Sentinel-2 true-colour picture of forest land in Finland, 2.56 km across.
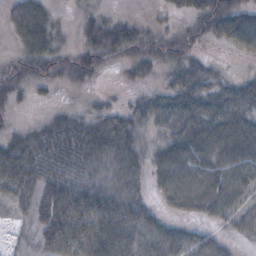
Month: October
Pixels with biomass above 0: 70%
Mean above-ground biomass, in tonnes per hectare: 34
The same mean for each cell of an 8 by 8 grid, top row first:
35 25 12 13 5 13 46 45
14 30 22 34 26 34 9 35
37 24 18 1 13 33 32 26
11 7 11 26 28 52 47 51
7 23 40 43 15 48 51 58
1 24 41 31 23 63 61 60
0 55 85 73 44 23 38 47
2 48 91 105 52 52 35 17
